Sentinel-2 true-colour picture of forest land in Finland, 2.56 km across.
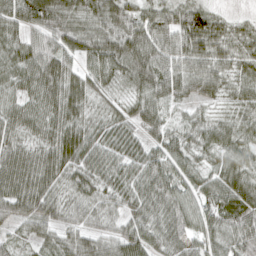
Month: April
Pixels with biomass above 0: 93%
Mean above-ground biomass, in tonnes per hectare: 58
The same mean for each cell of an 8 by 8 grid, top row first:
72 79 55 72 58 66 59 12
55 70 66 72 87 73 74 41
50 81 54 48 76 66 64 50
56 70 55 32 56 22 27 47
49 59 83 53 41 52 48 50
91 76 58 57 67 60 47 64
65 54 46 39 60 58 58 72
28 43 50 57 71 44 54 72
